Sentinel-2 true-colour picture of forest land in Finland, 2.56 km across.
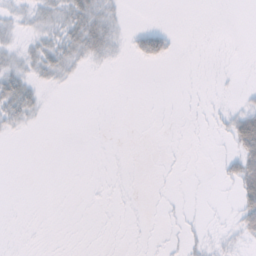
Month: November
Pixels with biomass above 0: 21%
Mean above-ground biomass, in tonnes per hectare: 6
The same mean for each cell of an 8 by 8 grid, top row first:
9 18 32 14 0 0 0 0
10 23 27 15 33 5 0 0
25 11 3 0 0 0 0 0
26 2 0 0 0 0 2 18
0 0 0 0 0 0 0 37
0 0 0 0 0 0 0 36
0 0 0 0 0 1 0 25
0 0 0 0 0 2 6 8
